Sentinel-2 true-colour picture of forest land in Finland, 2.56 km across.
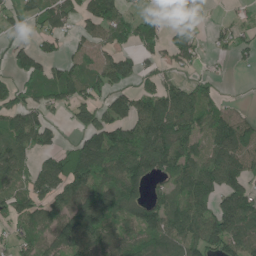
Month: June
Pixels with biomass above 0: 72%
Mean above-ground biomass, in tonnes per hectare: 89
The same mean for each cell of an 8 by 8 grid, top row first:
46 82 80 110 53 43 9 20
53 39 39 88 62 98 28 48
42 81 91 118 42 46 29 0
113 58 88 95 113 167 88 40
116 52 81 156 173 153 96 141
90 95 153 107 130 96 101 106
83 81 140 141 130 90 81 157
65 83 130 83 95 111 132 134
